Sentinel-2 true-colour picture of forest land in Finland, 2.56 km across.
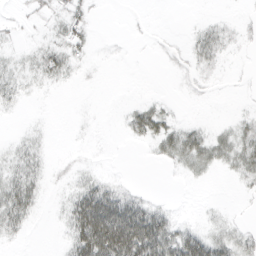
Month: March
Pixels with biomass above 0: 41%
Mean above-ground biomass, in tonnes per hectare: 11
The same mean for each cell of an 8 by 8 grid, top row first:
3 7 10 0 0 0 1 2
4 12 10 1 0 1 20 4
12 10 2 0 0 0 3 0
3 0 1 0 18 5 0 3
7 4 1 1 7 24 20 20
20 7 8 4 0 2 4 12
34 2 44 57 28 3 2 1
6 0 45 77 69 37 26 15
